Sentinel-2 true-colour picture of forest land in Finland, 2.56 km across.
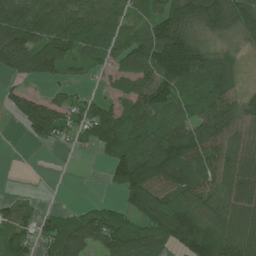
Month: July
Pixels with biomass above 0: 78%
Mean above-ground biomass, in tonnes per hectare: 92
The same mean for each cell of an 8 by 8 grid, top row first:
160 138 116 81 56 154 126 126
130 161 77 64 128 197 75 34
35 62 20 33 104 140 145 49
52 114 81 91 111 86 97 87
0 38 35 130 133 177 124 84
1 2 1 70 155 155 90 112
62 19 31 48 144 100 59 81
84 89 135 146 123 112 154 91
